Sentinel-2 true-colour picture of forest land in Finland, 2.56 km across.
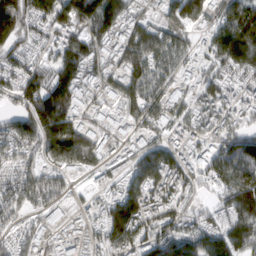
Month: March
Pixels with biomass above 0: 88%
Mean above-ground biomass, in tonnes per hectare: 105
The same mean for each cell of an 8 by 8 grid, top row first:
204 132 170 121 52 103 94 134
89 65 130 96 161 106 67 162
100 139 137 91 144 83 57 64
86 208 98 61 140 92 88 86
109 139 196 70 67 64 88 118
73 72 41 51 107 113 77 172
79 94 41 131 160 98 44 163
71 75 63 133 111 134 106 110
